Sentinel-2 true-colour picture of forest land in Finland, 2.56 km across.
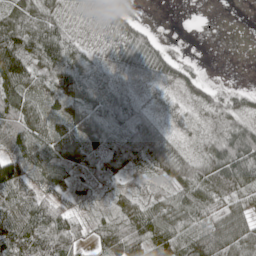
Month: May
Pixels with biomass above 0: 84%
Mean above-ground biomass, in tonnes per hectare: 65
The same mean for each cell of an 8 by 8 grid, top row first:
86 73 20 41 6 0 0 0
126 107 57 39 68 7 0 0
108 69 85 31 8 31 14 1
87 45 69 72 34 21 38 45
60 76 69 84 110 34 59 103
124 132 98 102 45 91 111 138
77 81 53 44 62 78 76 68
104 97 46 57 74 106 169 121
